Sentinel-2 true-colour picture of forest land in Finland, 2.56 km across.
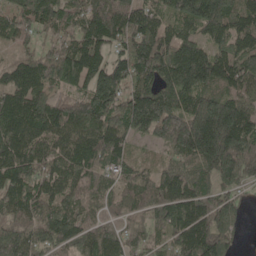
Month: May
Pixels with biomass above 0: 93%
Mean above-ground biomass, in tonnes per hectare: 127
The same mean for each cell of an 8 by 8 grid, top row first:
74 121 101 156 127 110 192 133
52 79 132 98 142 142 93 112
121 137 140 164 106 159 147 139
160 125 134 134 205 178 230 153
153 116 129 134 45 178 266 223
135 119 117 71 67 114 137 162
111 88 84 57 75 134 165 78
150 115 98 90 59 130 190 51
